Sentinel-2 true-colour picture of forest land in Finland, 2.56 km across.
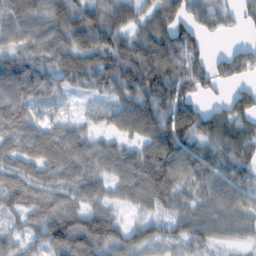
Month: February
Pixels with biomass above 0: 87%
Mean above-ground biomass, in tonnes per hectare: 68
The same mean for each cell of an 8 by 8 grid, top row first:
74 80 87 77 49 67 48 36
60 72 80 81 93 106 34 48
90 61 44 58 101 99 75 55
82 24 14 39 82 95 63 84
67 80 61 39 66 100 65 82
69 56 71 53 100 91 63 70
64 77 76 46 42 59 69 57
51 84 117 87 73 57 47 30
